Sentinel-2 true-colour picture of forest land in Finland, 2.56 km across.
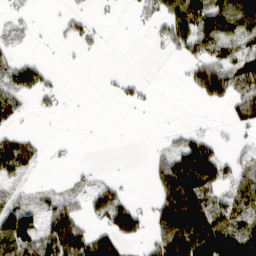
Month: March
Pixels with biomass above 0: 48%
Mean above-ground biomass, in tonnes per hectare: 53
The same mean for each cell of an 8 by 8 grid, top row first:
15 1 32 16 27 88 118 132
13 4 24 18 1 53 89 80
79 33 18 9 14 3 124 69
53 26 16 0 5 1 1 64
77 26 1 0 0 42 60 15
47 7 19 8 2 150 115 61
80 50 51 103 24 191 102 82
133 90 111 90 31 143 151 95
